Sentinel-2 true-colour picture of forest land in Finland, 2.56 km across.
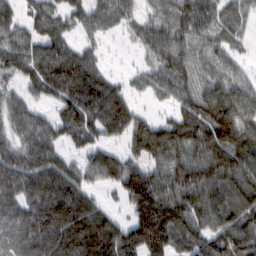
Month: February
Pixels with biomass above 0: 84%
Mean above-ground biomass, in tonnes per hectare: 91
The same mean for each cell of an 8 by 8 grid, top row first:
26 95 62 65 57 93 89 61
94 98 56 8 57 89 73 31
52 129 127 47 44 84 74 54
67 38 113 118 24 58 121 97
71 93 57 43 54 100 137 125
130 154 76 78 95 114 133 116
114 164 144 31 128 129 124 118
111 161 170 133 132 86 102 120
